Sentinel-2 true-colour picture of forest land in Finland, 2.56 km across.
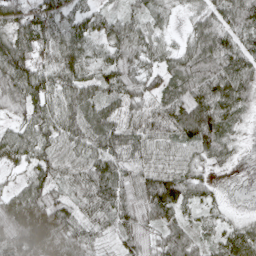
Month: May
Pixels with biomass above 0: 93%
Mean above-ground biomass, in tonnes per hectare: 70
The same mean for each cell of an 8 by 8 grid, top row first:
62 62 51 40 49 18 76 106
113 64 76 56 58 39 99 97
93 71 72 61 63 77 112 111
37 69 89 68 70 95 136 70
68 73 74 89 76 67 89 24
26 74 63 88 83 96 30 4
103 106 62 77 78 85 32 8
101 116 70 27 59 77 33 85
